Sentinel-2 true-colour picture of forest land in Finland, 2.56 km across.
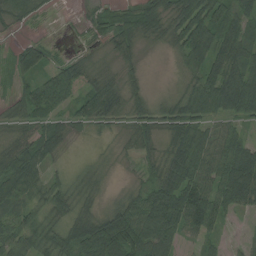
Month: August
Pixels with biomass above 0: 85%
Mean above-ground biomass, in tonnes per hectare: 58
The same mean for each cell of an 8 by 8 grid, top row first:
38 8 15 33 73 74 89 65
37 42 10 31 20 47 94 83
41 73 56 38 22 17 81 99
31 65 66 66 49 63 67 77
56 71 6 12 44 63 65 58
84 38 23 8 23 89 66 132
53 68 43 39 95 122 90 61
71 65 83 150 129 71 33 8
